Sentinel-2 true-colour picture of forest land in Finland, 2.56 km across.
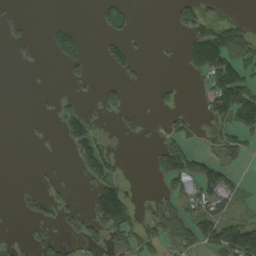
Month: September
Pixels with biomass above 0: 33%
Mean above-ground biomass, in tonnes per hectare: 34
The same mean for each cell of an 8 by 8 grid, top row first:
6 0 0 43 0 39 28 6
10 19 37 37 2 3 170 95
0 0 21 11 7 3 66 87
0 3 30 27 3 18 38 133
0 2 76 9 4 48 12 41
0 4 21 45 1 80 56 10
7 28 11 182 10 53 54 18
6 26 27 49 47 63 91 158
